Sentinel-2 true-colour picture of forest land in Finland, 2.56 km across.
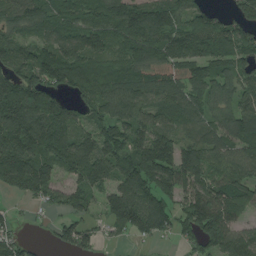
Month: August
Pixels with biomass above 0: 85%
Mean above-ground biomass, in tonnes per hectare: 108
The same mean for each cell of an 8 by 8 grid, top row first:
119 111 109 151 146 122 87 80
91 90 98 83 148 119 134 116
143 121 138 125 125 127 108 84
187 160 61 108 95 111 79 104
179 154 110 111 120 108 96 120
157 105 99 109 167 165 107 111
14 38 65 99 147 83 164 93
63 20 82 25 43 43 107 119
